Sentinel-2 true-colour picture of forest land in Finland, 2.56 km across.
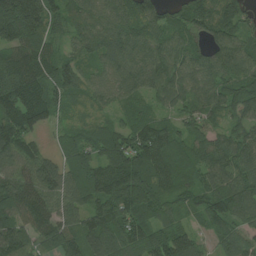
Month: July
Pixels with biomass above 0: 95%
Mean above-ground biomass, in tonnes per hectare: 105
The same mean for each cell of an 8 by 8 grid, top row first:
223 126 104 100 145 84 125 100
109 78 87 112 104 93 94 101
151 126 109 80 101 102 95 117
132 114 53 49 78 67 85 84
134 30 83 102 146 88 93 105
92 107 109 163 154 98 89 104
129 115 88 139 117 63 93 117
127 127 120 106 112 130 36 93
